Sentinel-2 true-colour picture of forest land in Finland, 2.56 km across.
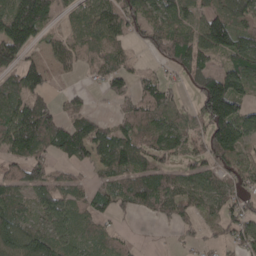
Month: April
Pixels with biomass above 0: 72%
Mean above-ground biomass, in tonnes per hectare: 65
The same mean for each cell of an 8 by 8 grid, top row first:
137 74 46 81 74 64 69 72
122 34 56 56 28 91 90 96
74 43 14 64 31 21 104 103
94 72 44 18 74 40 118 80
103 82 97 109 59 57 73 76
45 58 17 70 80 54 55 51
70 69 61 64 52 58 47 58
121 87 57 38 3 12 21 56
